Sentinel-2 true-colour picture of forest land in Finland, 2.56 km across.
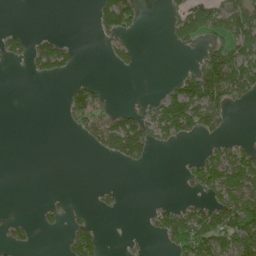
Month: June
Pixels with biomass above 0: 33%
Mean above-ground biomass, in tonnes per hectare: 45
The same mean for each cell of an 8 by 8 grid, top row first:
0 0 0 131 27 47 101 107
45 81 13 37 6 25 55 112
0 30 21 1 0 36 144 133
0 0 80 43 43 144 118 5
0 0 9 92 91 35 26 33
0 0 0 0 0 3 130 155
1 20 6 13 5 49 82 141
28 0 70 0 8 84 122 120
